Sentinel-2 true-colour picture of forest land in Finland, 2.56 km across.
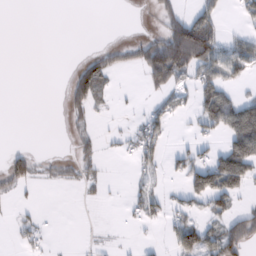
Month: February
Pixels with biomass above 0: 30%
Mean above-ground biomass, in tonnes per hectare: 28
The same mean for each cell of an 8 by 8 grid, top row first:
0 0 0 0 1 40 49 18
0 0 0 26 53 128 111 45
0 0 39 20 29 40 57 28
0 0 22 7 16 17 60 78
1 0 23 4 49 6 18 96
60 12 30 1 16 22 84 86
9 0 3 1 36 22 38 23
12 8 1 3 3 55 61 93
